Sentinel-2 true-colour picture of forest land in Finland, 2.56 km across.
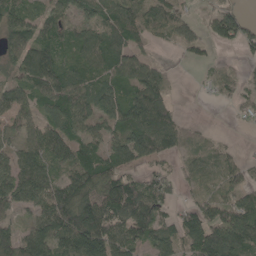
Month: May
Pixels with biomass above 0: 77%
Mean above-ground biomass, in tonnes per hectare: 79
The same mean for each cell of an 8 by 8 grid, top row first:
88 61 54 99 101 76 33 49
88 105 88 122 39 27 31 42
62 133 84 77 120 18 27 34
74 77 102 96 140 38 0 23
63 120 91 67 133 76 36 8
100 87 97 103 50 45 57 54
63 97 162 112 138 38 80 97
100 108 153 115 80 78 138 127
